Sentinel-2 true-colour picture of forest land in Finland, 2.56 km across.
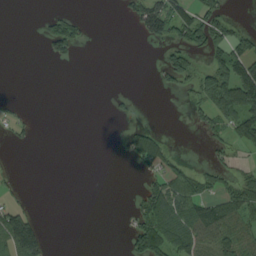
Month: August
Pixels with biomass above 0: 31%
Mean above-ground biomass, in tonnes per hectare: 39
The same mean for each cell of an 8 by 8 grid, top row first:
0 28 19 0 111 108 81 5
0 40 28 0 4 56 101 73
0 0 0 0 0 54 85 175
14 0 0 7 1 0 59 135
12 0 0 2 74 3 27 65
5 0 0 0 28 60 40 32
51 0 0 0 81 97 67 80
159 37 0 0 122 91 105 92
